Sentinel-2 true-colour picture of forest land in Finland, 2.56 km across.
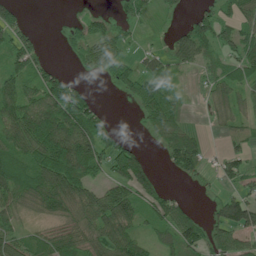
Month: July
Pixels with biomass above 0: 67%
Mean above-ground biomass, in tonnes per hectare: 58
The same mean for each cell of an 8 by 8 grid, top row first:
45 1 19 28 21 12 53 63
60 7 53 46 14 51 52 72
71 70 15 32 76 34 33 63
85 116 123 13 53 53 18 40
81 153 130 72 12 75 15 26
89 142 120 69 91 18 13 52
56 79 86 115 65 63 13 102
45 60 72 79 42 76 66 49
